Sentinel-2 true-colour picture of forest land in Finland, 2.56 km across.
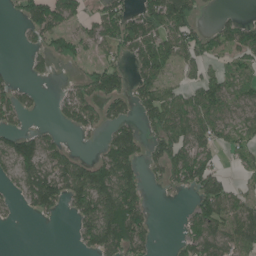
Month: June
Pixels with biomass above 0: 58%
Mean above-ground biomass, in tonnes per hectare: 68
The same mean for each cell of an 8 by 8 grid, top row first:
22 127 59 82 108 146 8 29
4 65 62 59 103 106 60 72
27 16 42 105 81 41 66 48
68 6 99 54 69 106 94 51
95 66 7 85 62 100 67 63
60 109 122 130 50 70 98 23
18 73 88 140 72 3 110 82
0 0 44 130 78 25 98 87
